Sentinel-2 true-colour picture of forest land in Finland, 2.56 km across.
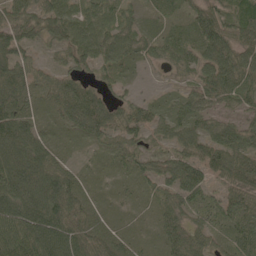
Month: May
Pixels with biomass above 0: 93%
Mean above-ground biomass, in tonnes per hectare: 59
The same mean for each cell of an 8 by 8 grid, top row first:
60 82 67 45 25 24 70 77
90 31 79 72 40 47 79 72
89 39 43 37 5 14 64 71
94 26 102 70 48 41 46 43
124 53 21 43 46 52 66 73
125 113 34 17 50 81 56 73
99 116 52 17 13 53 51 82
89 102 79 48 17 61 39 61
